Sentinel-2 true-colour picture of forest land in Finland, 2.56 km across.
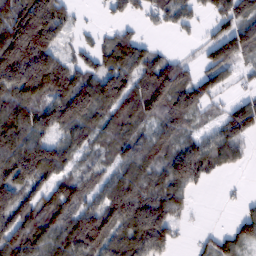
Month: February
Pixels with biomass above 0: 78%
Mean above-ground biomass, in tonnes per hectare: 98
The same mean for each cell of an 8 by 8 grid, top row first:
176 199 16 33 41 73 44 119
199 142 42 92 73 10 71 124
182 185 119 141 125 139 88 28
126 115 149 89 111 104 40 107
147 119 80 76 88 76 85 76
146 107 81 64 91 118 73 7
138 111 112 119 133 76 1 24
138 98 154 112 139 49 43 98
